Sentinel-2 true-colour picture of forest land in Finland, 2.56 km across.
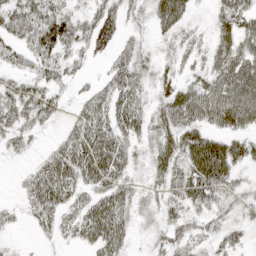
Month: April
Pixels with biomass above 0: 82%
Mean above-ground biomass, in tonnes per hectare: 43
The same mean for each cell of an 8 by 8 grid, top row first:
57 75 39 48 24 51 16 53
43 75 41 41 26 25 27 56
33 48 18 45 39 32 48 91
52 42 36 66 42 67 66 88
27 14 69 71 28 51 72 48
7 70 61 59 23 45 83 24
16 58 45 60 20 34 37 24
6 15 31 57 11 38 29 21
